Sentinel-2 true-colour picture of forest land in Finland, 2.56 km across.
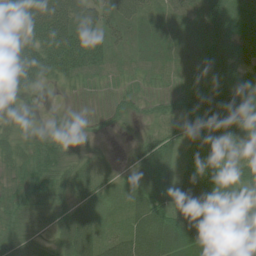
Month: July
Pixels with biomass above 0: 93%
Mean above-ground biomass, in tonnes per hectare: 55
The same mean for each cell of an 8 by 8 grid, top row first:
55 124 78 52 48 54 92 80
86 98 101 41 44 57 82 71
71 39 43 35 37 42 77 62
54 6 39 50 26 37 76 83
41 57 27 2 39 47 49 58
42 58 51 20 58 52 67 49
47 42 53 17 70 73 74 67
45 22 83 38 70 61 70 45
